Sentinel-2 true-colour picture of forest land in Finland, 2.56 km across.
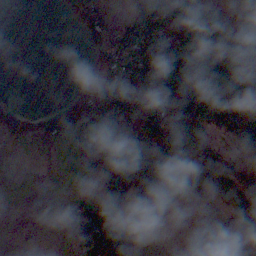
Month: November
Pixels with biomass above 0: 49%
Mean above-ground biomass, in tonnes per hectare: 44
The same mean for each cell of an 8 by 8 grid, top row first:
0 0 64 21 84 109 87 20
0 0 14 62 81 93 95 93
0 0 1 47 80 81 95 98
53 20 72 98 75 68 63 80
32 15 20 89 67 55 28 34
1 1 31 94 104 41 36 35
0 0 24 77 32 0 16 36
0 1 61 96 0 0 16 32
